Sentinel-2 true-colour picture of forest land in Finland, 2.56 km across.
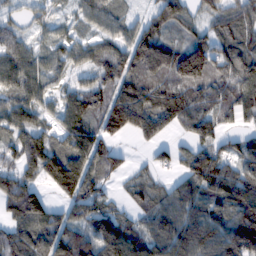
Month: February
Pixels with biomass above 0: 86%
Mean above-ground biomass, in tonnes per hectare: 96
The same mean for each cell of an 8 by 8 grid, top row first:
47 49 53 66 51 98 64 97
85 60 63 85 143 84 114 111
107 62 55 100 103 102 97 125
99 50 117 145 164 147 101 98
88 103 130 65 37 47 96 62
96 112 162 50 42 53 135 124
139 99 99 56 65 106 112 136
115 96 103 138 88 131 124 164
